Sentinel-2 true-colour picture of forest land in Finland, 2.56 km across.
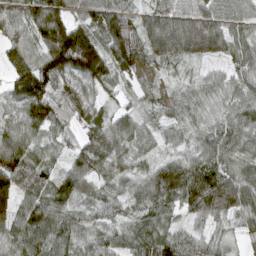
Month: March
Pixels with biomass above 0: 94%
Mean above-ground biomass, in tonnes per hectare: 84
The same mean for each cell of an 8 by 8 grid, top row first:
71 134 52 122 72 102 106 79
82 133 206 125 110 121 116 77
97 122 93 73 36 25 42 64
71 114 81 47 37 59 54 77
119 56 51 80 60 42 82 87
114 52 86 37 63 155 144 99
98 97 63 59 77 71 122 89
90 100 70 62 75 73 54 33
